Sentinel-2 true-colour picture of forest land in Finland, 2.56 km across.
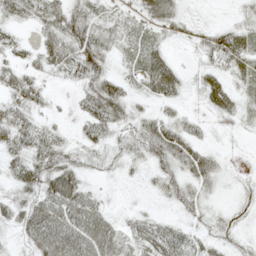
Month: May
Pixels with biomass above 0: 77%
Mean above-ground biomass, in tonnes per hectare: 32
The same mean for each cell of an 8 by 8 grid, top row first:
30 47 44 25 30 31 3 15
28 39 67 31 30 8 43 53
34 13 33 46 37 34 32 24
35 12 21 54 20 18 17 24
39 51 23 22 39 55 17 2
43 64 42 9 13 36 38 7
41 61 69 15 10 18 18 20
14 72 75 55 46 43 17 17
